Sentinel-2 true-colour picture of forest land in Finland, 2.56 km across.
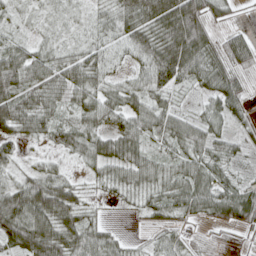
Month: April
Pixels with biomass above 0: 91%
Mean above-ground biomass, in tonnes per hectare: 48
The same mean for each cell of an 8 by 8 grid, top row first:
17 17 15 43 70 110 61 10
33 26 29 32 68 103 66 55
68 53 57 30 45 61 52 37
72 47 54 52 56 37 39 34
38 27 50 62 47 48 52 31
27 50 15 44 56 48 60 24
90 87 53 7 30 47 58 86
84 92 70 33 13 35 21 19
